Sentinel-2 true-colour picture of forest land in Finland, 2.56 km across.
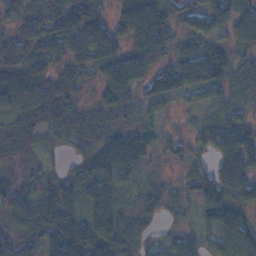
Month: November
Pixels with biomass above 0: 85%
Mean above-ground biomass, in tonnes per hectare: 51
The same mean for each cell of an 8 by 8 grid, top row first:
32 53 64 30 74 48 67 50
57 59 67 54 72 29 52 39
50 53 36 65 49 74 79 41
59 79 50 57 28 15 18 29
48 17 43 67 45 21 41 90
32 34 44 64 24 12 58 90
69 79 51 76 40 23 51 46
48 61 101 82 26 29 39 83
